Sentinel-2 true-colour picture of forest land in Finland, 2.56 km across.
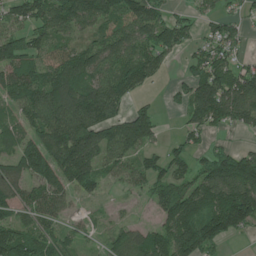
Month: June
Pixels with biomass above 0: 78%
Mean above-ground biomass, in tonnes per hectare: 99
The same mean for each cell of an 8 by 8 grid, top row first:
75 126 132 110 133 59 43 37
119 63 71 106 111 107 68 35
105 106 118 105 82 24 163 143
73 160 180 94 81 20 191 121
74 145 162 122 112 34 33 19
97 136 150 46 86 84 132 230
90 84 24 9 12 158 150 229
159 79 42 45 100 172 165 18
